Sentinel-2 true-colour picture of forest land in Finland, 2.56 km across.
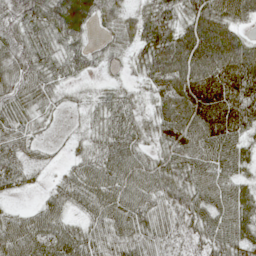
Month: May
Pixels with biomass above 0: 90%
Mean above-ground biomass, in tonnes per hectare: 56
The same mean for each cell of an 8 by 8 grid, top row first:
74 81 92 45 53 65 89 58
64 49 49 37 57 92 95 70
77 53 23 13 38 87 76 93
63 23 14 58 31 93 75 80
49 11 17 65 37 60 74 53
47 9 56 72 63 56 63 44
19 50 34 70 56 46 64 72
80 82 63 45 47 31 51 56
